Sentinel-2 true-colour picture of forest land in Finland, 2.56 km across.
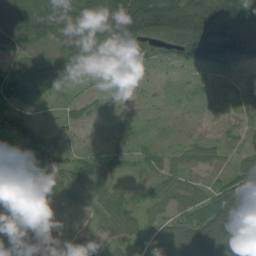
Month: August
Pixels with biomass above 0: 66%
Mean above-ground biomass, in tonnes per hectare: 54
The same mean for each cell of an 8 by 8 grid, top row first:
80 93 109 104 181 157 207 173
42 33 88 66 60 90 179 170
84 58 26 38 11 5 8 25
66 10 22 14 9 4 9 10
41 80 12 31 13 15 27 21
41 51 50 29 14 34 20 68
12 5 24 55 23 48 76 99
4 8 30 30 44 66 83 106
